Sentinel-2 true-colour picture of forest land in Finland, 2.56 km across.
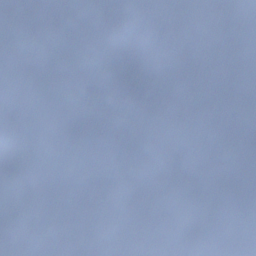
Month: December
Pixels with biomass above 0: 71%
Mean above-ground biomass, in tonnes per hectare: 82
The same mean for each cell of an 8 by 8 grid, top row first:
82 88 76 138 140 89 117 16
103 107 55 142 37 69 156 121
59 116 99 146 115 116 181 122
43 17 88 50 92 82 61 87
66 93 86 33 63 81 63 117
78 40 43 12 61 157 116 86
71 33 206 77 35 112 82 8
140 33 10 82 46 83 36 11
